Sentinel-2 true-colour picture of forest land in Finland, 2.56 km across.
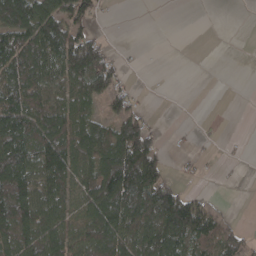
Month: April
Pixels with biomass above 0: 59%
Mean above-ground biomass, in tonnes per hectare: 71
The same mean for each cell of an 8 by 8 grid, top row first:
158 135 79 5 0 0 0 0
126 141 143 21 2 0 0 0
104 87 89 73 1 0 0 0
128 117 81 45 28 0 0 0
130 121 105 123 117 5 4 2
149 117 98 198 161 15 4 2
133 97 64 141 139 171 55 1
103 119 83 117 111 132 96 77
